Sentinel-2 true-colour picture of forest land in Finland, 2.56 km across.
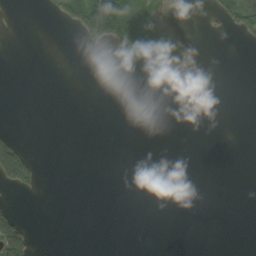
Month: September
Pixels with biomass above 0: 12%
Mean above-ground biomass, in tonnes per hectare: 12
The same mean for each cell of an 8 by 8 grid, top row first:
0 5 53 124 47 13 8 61
0 0 4 23 77 40 2 1
0 0 0 0 2 17 0 0
0 0 0 0 0 2 0 0
33 0 0 0 0 0 0 0
95 0 0 0 0 0 0 0
17 0 0 0 0 0 0 0
121 2 0 0 0 0 0 0
